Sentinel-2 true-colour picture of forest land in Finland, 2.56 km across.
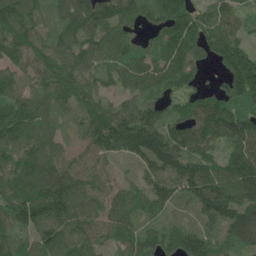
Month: May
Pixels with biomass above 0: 94%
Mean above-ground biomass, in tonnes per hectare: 109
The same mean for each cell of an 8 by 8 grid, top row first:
170 67 142 120 83 124 88 58
123 115 112 92 67 132 105 119
74 118 125 68 101 101 30 201
123 76 100 117 118 64 128 116
110 88 59 118 162 142 103 114
124 147 101 58 82 167 159 149
135 159 100 91 73 54 161 168
79 129 113 67 90 100 104 96
